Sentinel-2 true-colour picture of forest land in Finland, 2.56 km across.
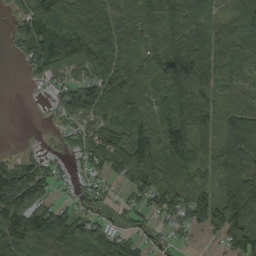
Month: September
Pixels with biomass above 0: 83%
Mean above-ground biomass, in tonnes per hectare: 90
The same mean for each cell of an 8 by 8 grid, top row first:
42 152 88 95 98 117 78 98
37 163 148 101 80 118 131 101
0 54 66 141 87 114 92 64
0 18 97 137 92 138 97 100
4 14 54 116 143 142 77 143
109 80 37 62 126 91 53 119
126 100 42 23 67 112 137 160
91 121 134 109 46 31 16 127
